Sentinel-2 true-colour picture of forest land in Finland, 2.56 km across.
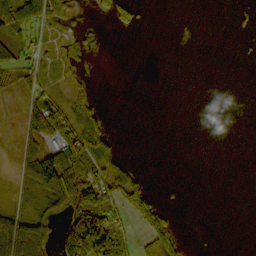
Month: October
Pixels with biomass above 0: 34%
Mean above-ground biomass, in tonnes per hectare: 31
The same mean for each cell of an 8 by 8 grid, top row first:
50 50 9 45 9 0 0 9
39 21 12 0 0 0 0 2
44 39 15 0 0 0 0 0
14 128 52 1 0 0 0 0
23 90 104 34 0 0 0 0
21 167 140 58 13 0 0 0
26 53 109 50 74 5 0 0
119 43 176 73 40 49 0 0
